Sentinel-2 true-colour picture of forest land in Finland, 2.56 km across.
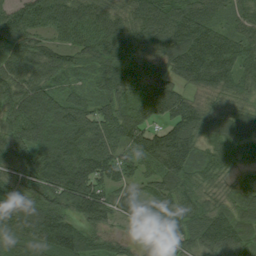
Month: August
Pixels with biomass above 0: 96%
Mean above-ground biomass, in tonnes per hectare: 96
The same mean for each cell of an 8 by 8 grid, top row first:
105 104 102 84 103 114 80 56
99 77 90 110 80 143 185 103
102 77 30 111 103 84 112 84
94 115 100 98 100 120 78 60
114 114 116 106 111 144 58 81
91 145 166 100 62 102 55 28
115 105 144 86 68 93 72 51
99 138 101 48 42 78 107 92
